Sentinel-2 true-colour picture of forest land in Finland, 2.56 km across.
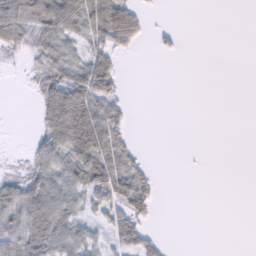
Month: February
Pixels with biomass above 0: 45%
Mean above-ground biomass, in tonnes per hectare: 35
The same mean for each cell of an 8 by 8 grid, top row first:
90 92 64 119 32 0 0 0
47 62 32 58 8 13 0 0
1 74 88 64 0 0 0 0
0 72 101 54 0 0 0 0
0 71 86 78 3 0 0 0
35 70 73 90 45 0 1 0
79 80 38 50 48 0 0 0
84 74 65 33 40 0 0 0
